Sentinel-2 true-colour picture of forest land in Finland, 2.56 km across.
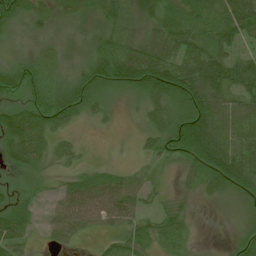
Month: July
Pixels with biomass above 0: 77%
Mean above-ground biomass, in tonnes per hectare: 42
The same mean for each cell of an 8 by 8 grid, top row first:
45 31 37 57 42 45 56 99
3 8 14 71 66 59 59 34
45 21 42 65 82 85 89 65
45 52 37 8 23 50 81 65
64 36 9 0 15 61 97 63
11 11 27 34 14 18 59 87
36 22 80 69 26 26 9 30
41 20 21 21 32 23 1 33
